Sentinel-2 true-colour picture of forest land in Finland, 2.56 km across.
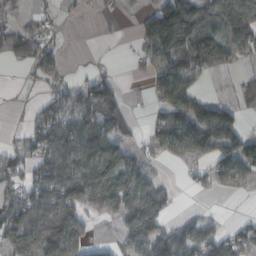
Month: October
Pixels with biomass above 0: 64%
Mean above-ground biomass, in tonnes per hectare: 64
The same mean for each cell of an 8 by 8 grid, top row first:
33 15 8 9 29 150 87 92
67 28 1 2 47 142 135 62
1 31 23 35 20 116 14 23
4 66 81 92 7 83 79 57
31 95 108 90 29 76 122 79
61 108 130 134 64 4 36 61
114 124 98 89 124 17 4 1
118 146 78 22 93 84 79 65
